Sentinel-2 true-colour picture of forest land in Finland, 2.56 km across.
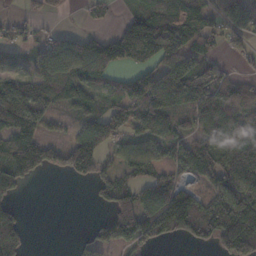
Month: November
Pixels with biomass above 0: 68%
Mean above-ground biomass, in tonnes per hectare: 92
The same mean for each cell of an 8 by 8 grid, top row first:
20 40 7 10 74 159 86 128
39 71 82 25 145 119 60 46
87 115 123 56 97 165 157 61
168 84 58 101 115 100 168 110
119 91 125 57 86 104 134 156
125 38 83 58 63 83 101 159
46 0 0 97 137 198 107 158
118 0 23 106 93 55 75 224
